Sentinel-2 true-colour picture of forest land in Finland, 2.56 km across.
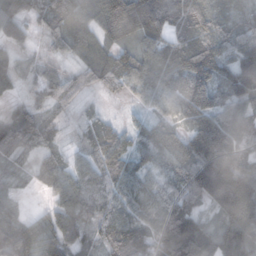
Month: November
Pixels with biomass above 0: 91%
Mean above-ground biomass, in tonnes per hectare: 86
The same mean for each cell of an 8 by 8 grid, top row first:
99 81 93 135 168 72 86 47
78 31 70 81 75 89 92 76
67 83 53 58 87 87 123 128
57 47 22 12 36 67 113 106
94 50 30 79 69 86 160 132
24 57 76 81 56 82 206 160
25 38 98 69 81 114 67 202
107 87 62 66 91 175 120 125
